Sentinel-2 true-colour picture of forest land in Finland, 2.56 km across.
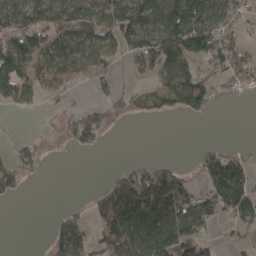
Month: April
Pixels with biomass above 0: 56%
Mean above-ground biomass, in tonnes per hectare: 67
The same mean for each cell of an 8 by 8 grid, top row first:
97 92 90 115 130 150 116 58
124 96 102 72 110 157 121 63
119 76 36 41 29 117 60 54
17 10 47 38 44 64 42 0
29 12 47 3 0 0 15 11
77 3 0 33 111 83 105 126
0 0 21 127 161 127 66 100
0 39 118 104 120 125 42 18
